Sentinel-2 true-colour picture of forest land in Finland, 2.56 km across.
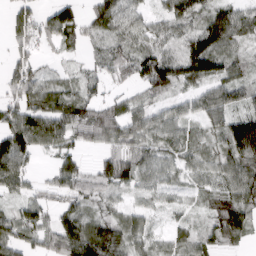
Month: March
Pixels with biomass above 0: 84%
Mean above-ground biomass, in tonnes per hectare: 63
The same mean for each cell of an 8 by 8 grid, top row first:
56 59 57 82 36 84 81 69
42 27 31 51 61 54 128 51
77 43 43 32 87 89 80 59
77 88 73 63 57 48 79 66
114 66 44 57 61 61 45 121
89 26 78 112 55 36 46 85
39 52 56 36 33 24 42 90
71 58 136 102 47 41 57 51
